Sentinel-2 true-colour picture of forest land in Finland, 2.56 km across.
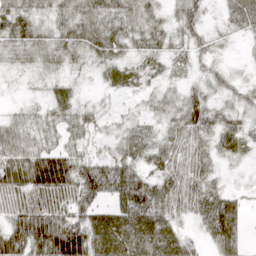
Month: April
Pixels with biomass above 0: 88%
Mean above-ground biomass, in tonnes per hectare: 46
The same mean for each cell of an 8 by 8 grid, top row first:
55 34 48 44 42 33 18 59
47 45 47 48 37 29 27 6
10 23 14 33 29 22 36 20
21 31 38 14 23 50 69 37
59 34 33 25 43 45 42 35
71 132 71 76 39 54 41 5
64 80 54 46 71 48 62 42
85 115 111 85 73 52 38 49
